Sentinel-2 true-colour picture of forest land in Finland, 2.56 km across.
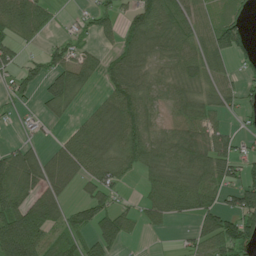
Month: July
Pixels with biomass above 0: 66%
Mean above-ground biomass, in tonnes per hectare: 60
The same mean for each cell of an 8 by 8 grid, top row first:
89 43 14 40 80 84 45 39
39 33 40 32 77 69 66 59
46 69 72 69 59 55 58 37
15 29 19 80 79 48 54 40
24 17 69 73 86 89 87 27
84 65 50 60 39 80 88 60
113 87 48 61 39 59 67 95
186 72 55 94 5 9 79 122
